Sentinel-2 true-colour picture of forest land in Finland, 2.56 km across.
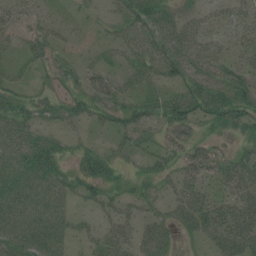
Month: July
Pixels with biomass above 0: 73%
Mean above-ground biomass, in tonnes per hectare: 41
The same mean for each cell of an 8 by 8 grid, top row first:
20 16 14 31 84 42 27 34
17 44 15 31 62 76 48 22
29 23 36 36 48 45 60 48
50 31 36 44 51 65 56 63
54 43 21 24 36 51 39 26
53 54 42 34 29 34 42 54
52 60 18 33 27 36 51 51
55 66 21 41 42 24 29 60
